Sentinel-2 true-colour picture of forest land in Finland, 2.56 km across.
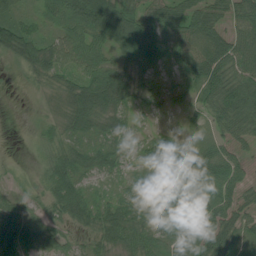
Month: July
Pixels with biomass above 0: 87%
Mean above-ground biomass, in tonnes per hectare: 53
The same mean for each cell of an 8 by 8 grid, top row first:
53 36 80 95 65 71 67 68
87 62 68 43 61 60 79 74
3 35 58 84 34 30 84 79
0 17 93 69 27 17 47 91
0 38 44 53 34 41 51 37
7 54 65 34 39 64 82 42
45 38 80 46 59 49 68 53
91 54 26 59 60 35 67 52
